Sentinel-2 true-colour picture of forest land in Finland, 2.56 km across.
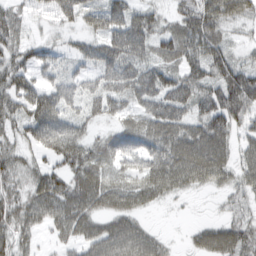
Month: March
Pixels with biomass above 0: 82%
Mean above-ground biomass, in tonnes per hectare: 60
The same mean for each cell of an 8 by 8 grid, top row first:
42 27 49 84 56 38 85 63
48 26 30 86 65 68 73 20
60 39 46 77 104 64 66 86
56 100 43 54 63 86 90 82
40 71 91 52 78 90 99 38
51 73 75 45 68 91 73 44
72 77 85 59 41 5 3 33
58 15 56 88 71 7 59 75
